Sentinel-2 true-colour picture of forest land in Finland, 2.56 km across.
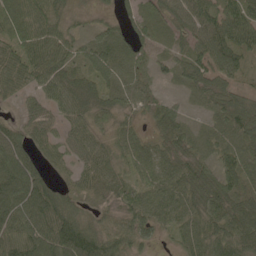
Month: May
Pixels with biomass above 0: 90%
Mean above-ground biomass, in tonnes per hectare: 58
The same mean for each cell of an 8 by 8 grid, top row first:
74 54 11 22 45 67 93 87
63 75 39 66 62 30 89 72
68 67 54 46 35 27 59 34
18 41 58 40 32 32 28 67
79 43 50 38 39 46 33 62
115 46 44 53 48 62 43 78
92 121 43 29 66 62 50 70
92 117 138 68 38 26 62 72
